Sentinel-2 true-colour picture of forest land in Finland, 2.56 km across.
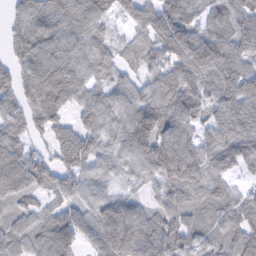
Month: February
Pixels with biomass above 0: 92%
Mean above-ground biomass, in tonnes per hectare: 81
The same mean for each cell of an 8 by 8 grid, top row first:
47 93 89 63 102 131 65 88
66 91 71 57 66 144 120 89
70 107 81 60 59 116 78 108
78 100 60 79 108 118 66 95
86 59 99 49 101 113 72 91
116 75 78 36 62 96 75 34
52 44 69 83 47 71 65 75
68 80 82 117 98 89 67 75
